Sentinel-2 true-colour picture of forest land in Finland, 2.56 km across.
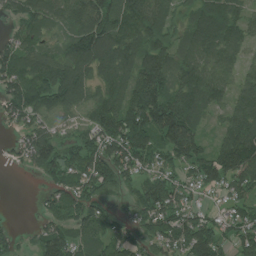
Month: July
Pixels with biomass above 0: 85%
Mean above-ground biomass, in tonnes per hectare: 93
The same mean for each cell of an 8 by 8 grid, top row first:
60 89 132 111 111 53 115 74
77 58 139 133 107 74 89 68
111 127 118 94 159 98 110 68
86 87 60 119 179 175 75 105
30 114 82 115 121 158 54 185
3 63 104 95 60 64 101 130
0 58 114 30 91 106 36 67
39 96 75 77 67 111 132 89
